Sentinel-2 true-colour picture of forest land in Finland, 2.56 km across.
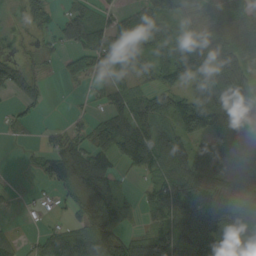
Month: September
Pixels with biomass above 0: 72%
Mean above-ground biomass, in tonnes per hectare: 73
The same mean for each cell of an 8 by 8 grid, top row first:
3 38 84 42 65 54 68 75
9 25 82 96 61 96 77 103
65 20 36 35 41 93 97 125
24 8 16 81 94 112 132 103
7 45 61 120 162 111 64 103
1 60 134 69 43 131 129 81
10 13 102 117 38 107 138 117
35 63 100 93 69 100 127 59
